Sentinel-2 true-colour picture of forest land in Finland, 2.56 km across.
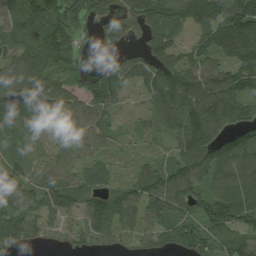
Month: August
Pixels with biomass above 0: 85%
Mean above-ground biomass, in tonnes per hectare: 101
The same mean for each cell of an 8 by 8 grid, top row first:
142 186 122 91 125 134 132 166
111 173 55 30 69 80 87 122
96 101 59 104 85 130 123 130
106 84 88 56 40 142 165 101
82 56 61 32 21 76 125 108
108 97 82 45 104 140 103 125
113 126 94 147 116 115 126 140
102 52 77 89 79 89 104 96
